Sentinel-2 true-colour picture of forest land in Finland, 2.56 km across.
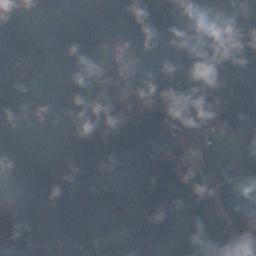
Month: November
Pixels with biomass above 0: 90%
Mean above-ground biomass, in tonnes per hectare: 83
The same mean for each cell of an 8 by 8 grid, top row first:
53 69 93 100 106 62 17 82
116 116 106 66 82 89 97 87
110 108 123 63 84 110 80 57
90 97 106 48 114 75 54 71
121 94 85 72 98 78 18 42
87 118 108 104 122 114 65 40
18 67 127 145 90 86 53 55
32 58 111 73 104 56 81 64
